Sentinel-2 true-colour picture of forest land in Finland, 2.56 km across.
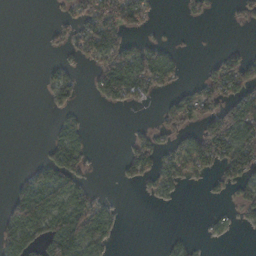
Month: November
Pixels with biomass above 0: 40%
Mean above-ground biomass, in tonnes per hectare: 44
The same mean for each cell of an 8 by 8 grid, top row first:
0 4 69 89 52 3 24 20
0 11 54 106 57 16 0 16
0 27 21 139 99 34 64 95
0 10 21 8 3 87 73 123
0 32 55 0 51 44 112 113
14 74 50 2 49 57 25 65
82 111 99 24 1 3 3 29
89 126 128 33 0 17 10 1
